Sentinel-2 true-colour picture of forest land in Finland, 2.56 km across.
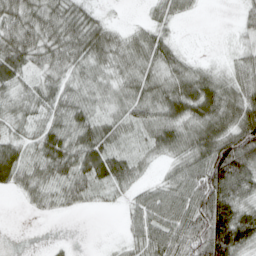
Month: April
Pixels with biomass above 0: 81%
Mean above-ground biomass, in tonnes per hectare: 50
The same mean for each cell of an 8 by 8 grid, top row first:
72 66 56 9 12 31 1 18
80 65 71 58 60 27 1 24
52 44 37 36 55 61 57 55
38 46 52 36 58 65 80 85
45 66 68 51 35 62 90 119
55 52 62 67 20 48 105 91
2 25 18 8 55 72 94 67
0 3 0 6 50 65 102 77
